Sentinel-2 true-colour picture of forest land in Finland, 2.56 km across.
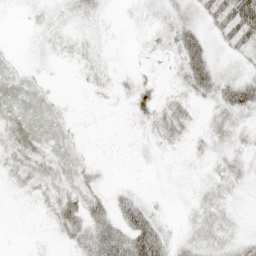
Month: April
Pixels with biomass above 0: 72%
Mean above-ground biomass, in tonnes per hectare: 14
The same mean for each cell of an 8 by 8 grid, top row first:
4 10 12 3 10 18 33 78
3 10 10 4 6 26 31 36
8 5 3 7 10 11 40 30
9 8 2 2 19 24 8 24
12 8 4 1 5 11 10 9
7 15 12 3 1 3 7 15
1 9 35 24 27 2 14 5
0 2 21 47 57 12 15 17
